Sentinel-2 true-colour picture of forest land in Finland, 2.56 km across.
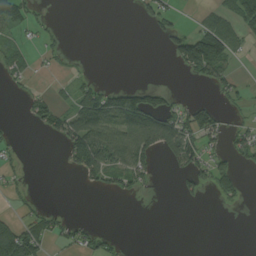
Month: August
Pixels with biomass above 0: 33%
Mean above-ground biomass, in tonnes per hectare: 36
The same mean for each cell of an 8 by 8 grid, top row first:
86 10 0 0 32 27 27 81
37 26 0 0 0 62 144 29
29 8 26 1 0 1 55 21
1 69 92 107 124 59 72 18
13 6 119 100 104 101 46 53
18 0 42 56 46 20 64 28
13 13 0 0 1 1 2 9
94 41 42 21 0 0 0 0
